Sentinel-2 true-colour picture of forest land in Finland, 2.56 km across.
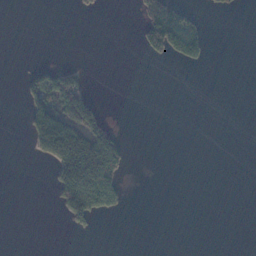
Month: November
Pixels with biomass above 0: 15%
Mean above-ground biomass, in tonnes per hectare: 28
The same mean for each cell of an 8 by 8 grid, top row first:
0 0 6 0 74 126 9 0
0 0 0 0 53 102 31 0
4 82 46 0 0 0 0 0
0 112 156 4 0 0 0 0
0 174 179 106 0 0 0 0
0 15 249 129 0 0 0 0
0 2 114 37 0 0 0 0
0 0 1 0 0 0 0 0
